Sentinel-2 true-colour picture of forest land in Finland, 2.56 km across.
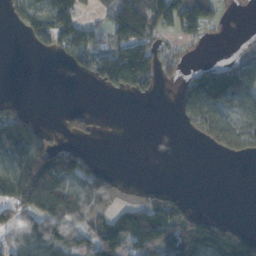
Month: November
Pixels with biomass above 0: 48%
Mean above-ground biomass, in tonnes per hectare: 69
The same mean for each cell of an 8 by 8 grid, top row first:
55 136 75 93 156 147 104 3
0 42 90 102 139 41 6 16
0 0 14 112 107 31 132 136
47 0 58 2 0 21 149 93
145 80 38 0 0 0 62 104
170 183 89 29 0 0 0 0
122 144 110 45 65 73 5 0
79 138 88 134 99 93 124 100
